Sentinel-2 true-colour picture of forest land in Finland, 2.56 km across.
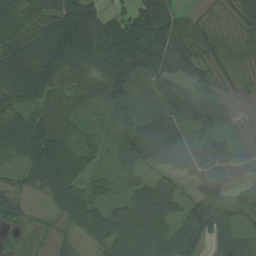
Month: August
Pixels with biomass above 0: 88%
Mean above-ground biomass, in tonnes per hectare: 68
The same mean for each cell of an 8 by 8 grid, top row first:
66 74 126 44 107 58 24 59
94 120 128 120 170 82 58 62
121 119 67 133 76 67 50 45
81 73 48 68 37 59 81 38
104 149 62 31 102 75 60 41
23 112 79 27 32 47 60 39
26 16 86 45 74 49 87 35
7 8 31 68 67 59 58 42
